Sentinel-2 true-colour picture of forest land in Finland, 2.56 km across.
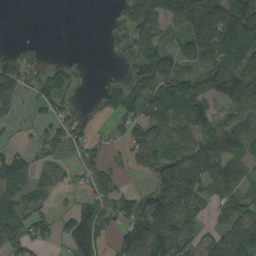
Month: September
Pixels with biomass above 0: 68%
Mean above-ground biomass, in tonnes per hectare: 80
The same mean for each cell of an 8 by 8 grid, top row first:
0 0 0 27 120 102 184 205
49 10 2 24 106 75 128 154
112 114 39 23 112 135 97 164
42 55 38 59 102 93 81 134
24 77 65 30 98 82 123 93
96 27 39 33 31 174 121 78
82 31 62 61 99 121 46 68
101 48 150 48 134 117 44 125
